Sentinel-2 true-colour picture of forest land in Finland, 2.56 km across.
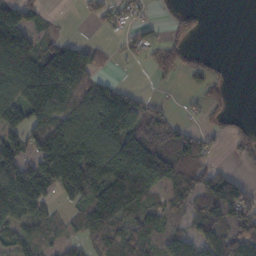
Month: October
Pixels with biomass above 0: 65%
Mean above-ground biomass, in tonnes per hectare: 86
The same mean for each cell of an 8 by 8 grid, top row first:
130 17 20 46 13 21 4 0
229 72 75 11 55 75 2 0
150 217 130 10 2 31 59 0
117 129 125 165 95 18 54 7
100 119 196 141 140 121 40 65
138 143 140 151 183 129 117 38
154 51 69 181 94 49 122 130
92 39 45 87 92 70 87 113
